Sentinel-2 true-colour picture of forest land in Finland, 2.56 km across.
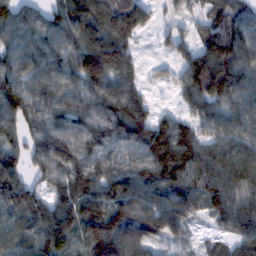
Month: February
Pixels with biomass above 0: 88%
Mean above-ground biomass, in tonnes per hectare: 103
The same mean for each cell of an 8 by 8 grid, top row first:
96 81 169 145 83 43 65 83
92 96 108 107 14 72 129 149
105 97 85 111 46 60 210 127
121 114 106 126 83 52 96 95
81 137 125 124 152 184 94 114
87 93 123 113 114 133 106 118
104 86 118 126 125 108 77 104
80 113 67 147 112 40 22 89
